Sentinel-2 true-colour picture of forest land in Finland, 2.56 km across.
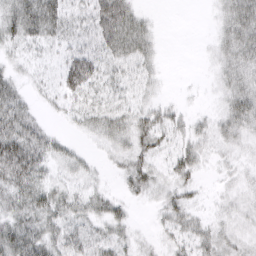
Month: March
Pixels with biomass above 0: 73%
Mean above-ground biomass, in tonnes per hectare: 21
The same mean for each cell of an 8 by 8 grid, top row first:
41 47 17 42 14 0 2 40
16 15 19 28 25 0 6 37
16 10 45 18 15 1 4 30
35 7 21 24 21 14 7 35
45 25 7 20 28 18 16 15
44 20 16 5 29 24 4 10
30 36 24 22 3 27 6 13
46 34 23 24 5 16 23 16
